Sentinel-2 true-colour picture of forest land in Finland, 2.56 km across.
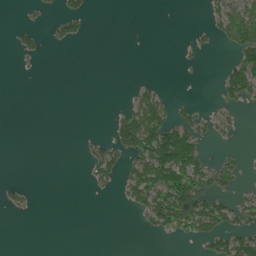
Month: July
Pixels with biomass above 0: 24%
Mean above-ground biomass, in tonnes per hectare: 25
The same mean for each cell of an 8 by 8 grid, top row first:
0 11 37 0 0 0 19 81
19 10 3 0 0 3 10 70
1 0 0 0 6 1 0 91
0 0 0 7 92 31 14 16
0 0 6 46 105 155 25 4
0 0 1 36 83 120 61 30
16 0 0 1 55 97 64 35
0 0 0 0 2 18 57 68
